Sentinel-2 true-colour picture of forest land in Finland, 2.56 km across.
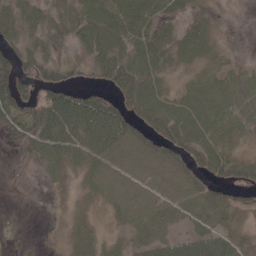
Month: May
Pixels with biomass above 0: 76%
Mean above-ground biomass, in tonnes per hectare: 39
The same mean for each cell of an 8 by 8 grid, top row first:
48 42 45 42 43 25 14 0
46 33 24 45 59 45 25 4
82 60 22 51 54 13 27 29
62 86 96 76 59 46 37 35
21 51 56 62 60 64 53 24
8 13 23 54 56 62 37 47
4 3 18 28 50 47 43 42
11 3 35 14 39 34 48 35
